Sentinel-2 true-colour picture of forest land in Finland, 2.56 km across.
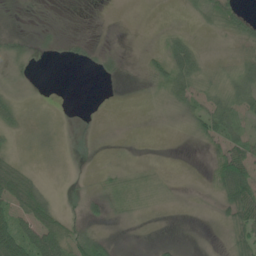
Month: June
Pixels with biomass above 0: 54%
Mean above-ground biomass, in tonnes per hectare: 17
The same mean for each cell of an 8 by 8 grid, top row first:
4 3 0 1 0 2 22 31
20 10 13 8 3 30 3 18
9 0 0 10 7 39 20 28
23 6 0 0 0 13 39 30
9 11 3 1 1 0 17 34
44 6 1 6 6 1 10 67
43 46 11 12 6 1 2 59
81 80 53 19 3 6 1 36
